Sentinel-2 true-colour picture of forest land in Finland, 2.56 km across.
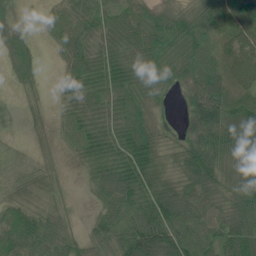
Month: June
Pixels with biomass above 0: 88%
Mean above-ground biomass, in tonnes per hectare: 57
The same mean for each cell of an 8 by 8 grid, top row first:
26 16 56 45 50 42 62 82
55 8 60 59 68 61 66 69
31 8 67 74 56 49 78 59
14 22 70 63 67 15 133 75
10 19 55 79 87 32 91 99
43 40 13 79 78 46 60 54
57 40 6 65 75 69 48 55
86 83 44 78 137 103 53 72
